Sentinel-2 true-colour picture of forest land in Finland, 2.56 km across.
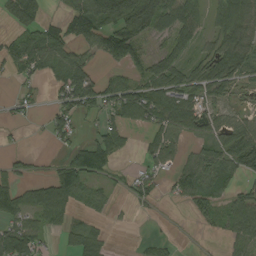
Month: August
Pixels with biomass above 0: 61%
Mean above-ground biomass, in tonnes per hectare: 52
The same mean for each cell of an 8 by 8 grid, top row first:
62 24 91 113 148 98 47 90
58 83 46 93 49 59 37 77
25 33 77 39 61 80 88 47
14 20 44 52 87 98 51 29
5 10 34 76 24 36 52 93
43 31 93 33 32 39 80 61
54 74 35 19 15 6 40 78
97 22 57 11 12 8 4 61
